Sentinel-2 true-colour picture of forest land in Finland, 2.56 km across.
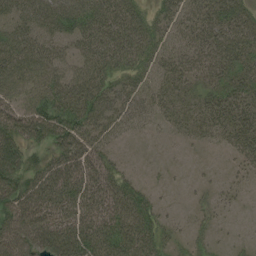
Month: August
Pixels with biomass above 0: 81%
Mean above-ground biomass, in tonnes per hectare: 49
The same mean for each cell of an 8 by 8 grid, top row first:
51 70 70 62 43 47 66 58
68 51 39 62 55 39 62 61
61 59 66 48 36 48 44 56
53 73 71 60 38 32 48 54
65 50 73 26 3 6 15 48
72 78 71 53 8 3 4 14
84 78 63 61 52 4 20 7
81 95 84 72 71 25 17 7
